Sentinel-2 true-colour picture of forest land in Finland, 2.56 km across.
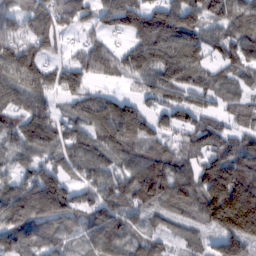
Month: February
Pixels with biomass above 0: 87%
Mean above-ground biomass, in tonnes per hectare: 97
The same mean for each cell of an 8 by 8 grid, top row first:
85 96 83 136 142 153 101 115
99 51 37 47 135 135 71 91
104 86 88 37 78 116 68 65
83 73 75 134 65 69 51 60
80 96 101 118 88 64 86 79
61 88 63 84 158 131 151 187
159 160 75 106 72 82 162 275
118 100 63 117 65 45 27 91
